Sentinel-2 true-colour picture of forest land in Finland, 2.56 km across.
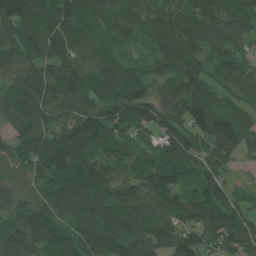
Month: August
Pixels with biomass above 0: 96%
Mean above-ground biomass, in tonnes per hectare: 93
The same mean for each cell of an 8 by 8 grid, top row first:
199 119 115 70 88 94 124 98
75 112 99 48 36 143 108 71
82 93 93 103 76 93 92 92
101 90 73 72 95 89 123 72
69 104 111 75 46 119 74 70
67 86 124 85 74 79 72 14
96 93 111 114 112 87 121 56
116 93 117 125 132 119 73 96
